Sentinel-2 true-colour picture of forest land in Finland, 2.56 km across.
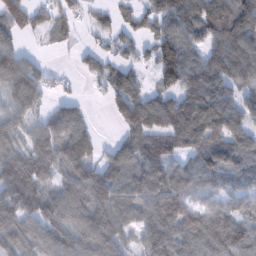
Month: February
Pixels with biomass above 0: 81%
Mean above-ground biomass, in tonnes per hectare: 88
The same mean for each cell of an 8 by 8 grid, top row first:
66 45 31 26 52 112 139 146
70 8 19 28 32 134 91 139
132 52 17 87 35 112 126 90
76 55 55 45 134 126 161 96
51 103 155 39 110 92 120 104
120 69 126 112 124 93 95 87
111 92 121 143 96 108 54 61
74 80 95 105 70 107 98 103
